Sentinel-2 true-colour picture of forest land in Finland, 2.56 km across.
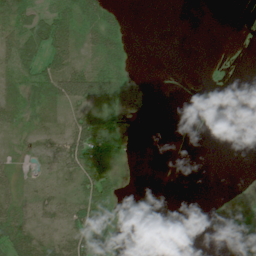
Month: July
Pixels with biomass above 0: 42%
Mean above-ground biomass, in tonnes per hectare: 22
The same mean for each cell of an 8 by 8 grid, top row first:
65 51 71 38 0 0 0 2
52 66 34 53 0 0 0 3
25 55 60 55 0 0 3 0
23 23 24 31 0 0 0 0
7 18 65 67 0 0 0 0
23 16 50 43 0 0 0 0
36 25 46 49 0 0 0 15
46 18 51 57 0 0 0 24
